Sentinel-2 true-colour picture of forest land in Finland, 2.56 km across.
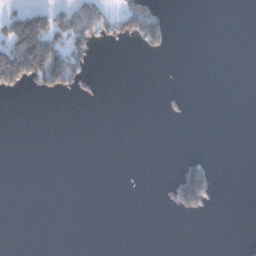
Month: December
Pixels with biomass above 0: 13%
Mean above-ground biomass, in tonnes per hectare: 23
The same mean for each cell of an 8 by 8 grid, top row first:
48 28 117 57 138 0 0 0
181 178 79 13 56 4 0 0
130 104 56 0 0 0 0 0
0 0 0 0 0 11 0 0
0 0 0 0 0 0 0 0
0 0 0 0 0 64 94 0
0 0 0 0 0 66 48 0
0 0 0 0 0 0 0 3
